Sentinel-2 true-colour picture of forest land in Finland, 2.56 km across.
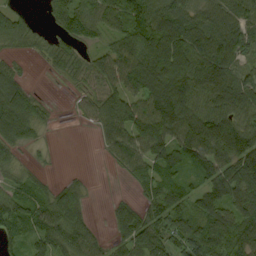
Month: September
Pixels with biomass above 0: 80%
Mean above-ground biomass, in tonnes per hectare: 72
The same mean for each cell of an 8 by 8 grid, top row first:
42 29 98 77 103 113 82 70
29 28 44 60 118 133 126 66
39 3 33 78 89 117 124 67
120 19 22 85 84 88 85 84
77 9 0 71 103 97 143 134
41 14 10 7 69 57 63 138
96 88 71 18 43 57 91 98
42 96 103 35 86 66 111 100
